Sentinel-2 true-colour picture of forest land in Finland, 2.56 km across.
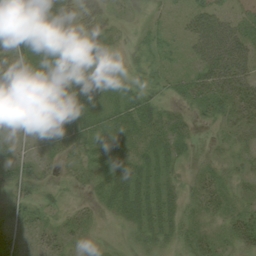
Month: August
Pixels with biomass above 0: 80%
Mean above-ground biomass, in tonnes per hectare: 26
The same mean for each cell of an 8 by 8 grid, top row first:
30 35 0 9 10 14 51 23
30 26 23 18 19 11 58 51
38 33 28 24 20 18 41 51
23 32 28 29 36 18 22 32
22 26 33 40 27 24 7 16
41 22 21 36 33 18 22 19
28 19 14 19 40 31 20 23
45 24 13 7 27 24 22 35
